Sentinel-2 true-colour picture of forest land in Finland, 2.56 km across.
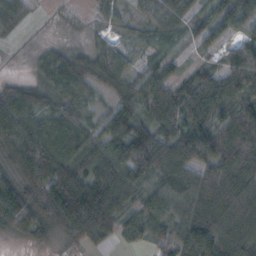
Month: October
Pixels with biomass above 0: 88%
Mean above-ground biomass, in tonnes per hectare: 69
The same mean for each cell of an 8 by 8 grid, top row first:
45 4 5 38 49 60 43 99
5 23 22 39 19 16 39 49
20 52 80 76 65 67 79 83
101 64 61 73 70 99 110 82
88 107 95 74 123 106 106 115
50 104 96 109 58 79 85 103
93 104 159 90 64 77 83 79
18 24 43 25 42 75 99 79
